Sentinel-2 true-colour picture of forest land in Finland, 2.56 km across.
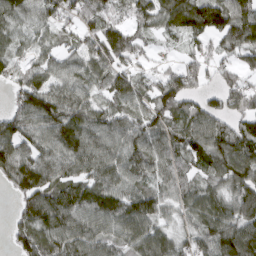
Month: March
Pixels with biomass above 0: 87%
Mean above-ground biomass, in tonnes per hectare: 79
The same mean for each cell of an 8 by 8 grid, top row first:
77 65 82 55 61 100 111 100
43 43 58 112 36 13 30 85
49 82 83 93 49 76 38 58
67 122 98 67 76 81 81 78
112 82 111 88 98 74 108 103
105 107 74 97 68 66 67 110
30 122 111 107 105 51 75 101
43 99 91 73 109 63 58 102
